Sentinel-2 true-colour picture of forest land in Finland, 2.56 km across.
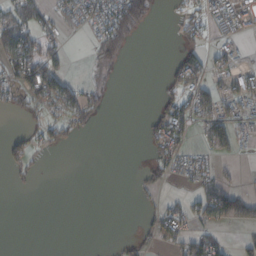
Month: October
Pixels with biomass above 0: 36%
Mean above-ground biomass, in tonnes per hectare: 28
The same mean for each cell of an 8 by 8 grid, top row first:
54 32 41 84 49 12 33 44
79 41 1 45 0 22 29 17
50 93 16 4 0 53 47 42
14 29 65 3 5 67 57 42
30 31 7 0 14 62 49 31
14 1 0 0 16 19 36 9
0 0 0 0 11 34 80 84
0 0 0 2 14 48 45 14
